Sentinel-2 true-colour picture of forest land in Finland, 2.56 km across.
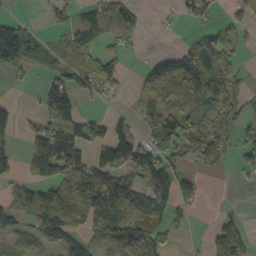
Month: October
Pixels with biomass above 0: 58%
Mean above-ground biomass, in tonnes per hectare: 63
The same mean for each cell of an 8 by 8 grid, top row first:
16 24 35 49 18 15 49 27
129 24 97 24 7 23 100 38
8 41 81 85 46 88 146 36
36 73 54 17 58 76 92 51
34 142 124 108 61 79 86 55
35 68 143 91 68 87 11 24
71 139 127 111 80 59 2 5
33 60 53 96 98 20 40 130
